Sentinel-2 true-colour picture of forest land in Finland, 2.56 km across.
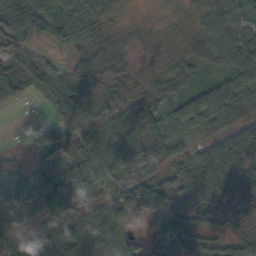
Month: October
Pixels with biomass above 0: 86%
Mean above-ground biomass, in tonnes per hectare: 53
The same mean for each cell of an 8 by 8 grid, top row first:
79 71 58 22 3 12 39 51
45 23 31 34 22 37 51 69
77 57 77 30 33 55 36 61
4 29 72 36 59 45 79 44
5 130 98 93 97 40 26 94
32 74 88 31 52 46 68 60
31 60 57 71 80 55 42 40
30 63 90 97 40 81 40 44
